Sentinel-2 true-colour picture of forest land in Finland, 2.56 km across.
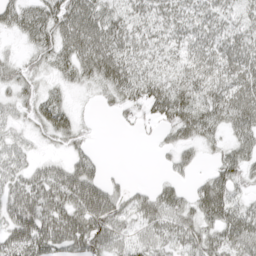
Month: April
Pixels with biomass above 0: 80%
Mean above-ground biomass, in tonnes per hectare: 48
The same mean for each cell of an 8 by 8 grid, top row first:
44 54 69 44 46 45 43 43
10 47 66 62 46 37 51 55
41 21 32 60 60 50 66 70
29 51 11 13 29 64 61 67
38 15 29 0 4 39 30 43
52 57 83 14 0 24 36 44
81 82 88 78 57 56 67 48
81 90 93 69 47 54 53 64
